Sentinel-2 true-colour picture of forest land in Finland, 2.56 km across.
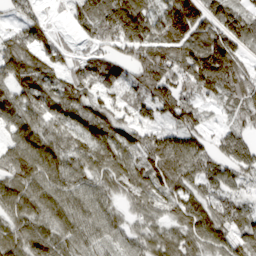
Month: March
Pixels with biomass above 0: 92%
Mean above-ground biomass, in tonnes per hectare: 93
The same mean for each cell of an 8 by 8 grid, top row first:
45 26 98 185 152 182 111 105
93 73 35 83 140 112 148 82
98 85 88 71 111 108 133 93
94 103 100 101 61 111 35 69
94 110 97 112 88 112 54 85
104 107 82 98 99 120 86 61
95 101 86 52 63 91 103 64
102 107 80 50 66 87 106 93
